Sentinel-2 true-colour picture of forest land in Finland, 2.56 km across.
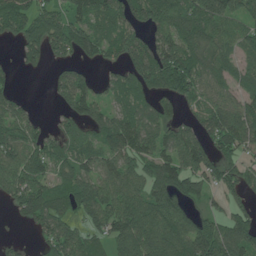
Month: June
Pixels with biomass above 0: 78%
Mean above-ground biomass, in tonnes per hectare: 89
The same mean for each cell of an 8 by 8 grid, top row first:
123 106 87 110 118 126 130 72
40 105 93 75 98 120 83 60
21 24 87 66 123 170 75 60
69 7 85 77 91 52 89 102
111 76 82 114 109 104 86 85
99 75 97 83 84 117 89 63
54 100 91 102 125 102 30 53
16 65 85 90 132 122 168 126
